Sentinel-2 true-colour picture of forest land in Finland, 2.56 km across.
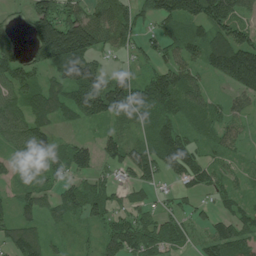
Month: July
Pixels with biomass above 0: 80%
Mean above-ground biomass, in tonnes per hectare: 84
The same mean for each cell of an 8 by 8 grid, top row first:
15 170 117 131 67 138 159 86
50 209 194 57 59 80 116 151
101 59 158 102 77 119 44 149
93 115 79 117 93 78 67 44
72 82 53 72 70 134 42 36
30 51 68 47 79 73 83 29
75 59 101 71 50 40 28 54
102 47 13 94 110 62 67 87
